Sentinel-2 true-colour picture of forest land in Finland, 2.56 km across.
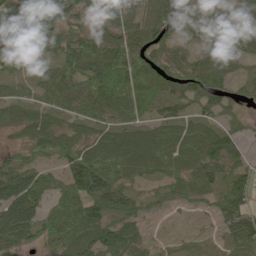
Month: June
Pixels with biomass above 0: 89%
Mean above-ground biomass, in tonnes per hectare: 65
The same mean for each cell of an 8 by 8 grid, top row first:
106 100 56 63 56 72 51 52
81 41 83 90 78 41 42 48
54 59 79 128 104 74 84 29
44 54 57 67 51 51 48 23
28 67 71 86 94 82 85 42
73 41 123 85 48 62 70 59
89 45 91 107 47 23 24 66
62 57 90 93 42 13 20 83
